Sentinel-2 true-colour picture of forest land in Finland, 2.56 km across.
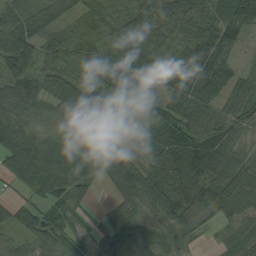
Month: August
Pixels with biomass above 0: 92%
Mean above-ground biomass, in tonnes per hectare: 77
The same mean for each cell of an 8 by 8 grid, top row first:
70 59 48 63 73 76 65 80
100 60 59 94 102 57 92 33
84 64 79 141 144 109 119 61
63 52 114 101 105 100 72 66
84 78 88 88 46 95 91 52
82 133 86 69 87 85 80 84
65 72 55 44 53 79 58 64
42 78 68 68 84 38 14 80
